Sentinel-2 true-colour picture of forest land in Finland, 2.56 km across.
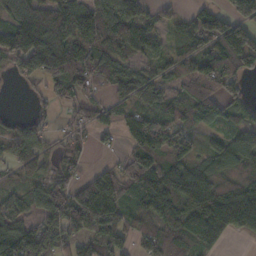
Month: November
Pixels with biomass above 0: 79%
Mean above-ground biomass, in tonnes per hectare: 97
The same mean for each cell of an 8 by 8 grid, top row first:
148 168 167 97 66 37 91 132
128 220 120 89 74 63 95 172
37 105 100 93 76 64 99 77
6 34 59 55 76 75 89 56
85 52 41 16 117 94 48 88
38 71 49 86 150 125 94 85
72 91 161 144 107 151 178 223
140 120 85 122 73 129 152 26
